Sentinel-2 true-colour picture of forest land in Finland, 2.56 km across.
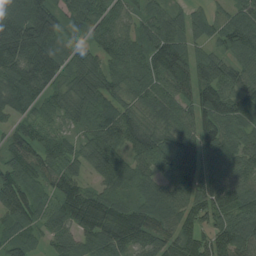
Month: August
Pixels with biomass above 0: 95%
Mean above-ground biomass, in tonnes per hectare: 97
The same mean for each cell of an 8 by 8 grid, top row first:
118 135 96 96 76 72 44 82
150 128 56 125 93 120 53 83
116 122 112 91 97 110 110 80
84 71 98 92 58 75 93 74
83 96 69 126 127 94 89 71
102 93 64 124 95 116 80 79
125 77 152 121 104 99 111 111
89 52 83 122 109 106 87 123
